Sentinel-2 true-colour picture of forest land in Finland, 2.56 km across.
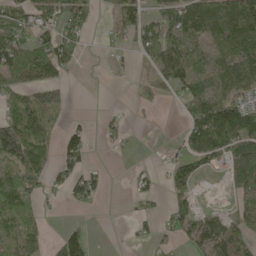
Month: May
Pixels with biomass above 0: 55%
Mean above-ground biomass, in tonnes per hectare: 55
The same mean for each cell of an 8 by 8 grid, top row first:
67 59 70 25 59 74 103 137
89 74 41 16 52 71 41 115
64 69 2 4 13 81 49 83
64 79 2 7 7 8 120 111
143 47 66 15 0 12 127 95
88 60 67 4 23 65 16 67
97 10 23 0 17 65 17 48
91 35 92 1 19 32 109 88
